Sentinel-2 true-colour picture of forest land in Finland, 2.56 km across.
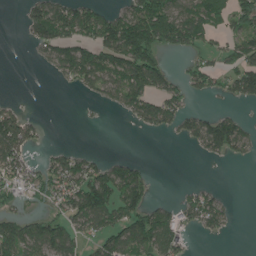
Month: June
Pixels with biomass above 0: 50%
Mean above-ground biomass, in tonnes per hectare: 67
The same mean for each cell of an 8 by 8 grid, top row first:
3 134 124 60 136 122 106 80
0 79 104 137 171 71 38 79
0 6 83 86 156 40 52 106
66 1 3 15 93 70 29 19
169 18 6 0 0 5 91 77
98 85 120 105 52 0 0 0
31 43 125 119 88 44 95 4
122 139 66 93 121 95 10 0
